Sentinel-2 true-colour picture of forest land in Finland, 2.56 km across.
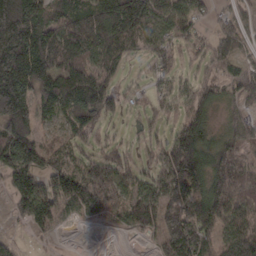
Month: March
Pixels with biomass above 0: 79%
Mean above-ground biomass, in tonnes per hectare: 111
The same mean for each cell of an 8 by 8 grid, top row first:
254 123 132 190 166 114 36 63
257 178 143 116 59 70 69 68
227 133 152 66 38 55 57 100
224 58 148 69 55 47 83 76
182 43 63 66 53 138 104 112
176 147 131 134 69 186 198 137
68 128 94 119 149 156 193 106
27 19 1 0 26 180 100 150
